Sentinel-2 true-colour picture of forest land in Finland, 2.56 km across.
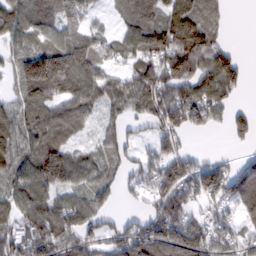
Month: February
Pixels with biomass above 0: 77%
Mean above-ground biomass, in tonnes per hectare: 77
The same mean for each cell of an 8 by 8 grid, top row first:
92 90 68 24 95 94 51 0
47 98 92 50 95 116 95 11
54 209 115 65 122 116 92 53
73 90 86 52 67 105 80 34
84 100 38 55 24 51 0 25
78 117 81 43 55 133 118 93
84 99 90 30 30 100 42 66
79 106 78 73 132 164 94 57
